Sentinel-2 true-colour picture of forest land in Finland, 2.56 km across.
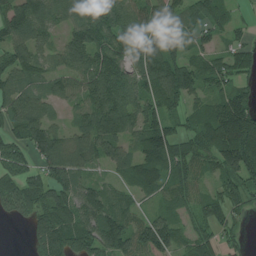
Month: July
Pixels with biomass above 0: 84%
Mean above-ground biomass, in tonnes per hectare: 87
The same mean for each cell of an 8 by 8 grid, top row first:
102 94 98 104 87 85 87 23
83 54 121 109 89 78 59 43
79 55 91 127 93 147 85 49
82 50 51 141 89 59 83 134
81 141 86 110 113 91 96 187
87 104 74 37 121 72 41 105
90 123 114 97 36 62 80 46
0 144 103 129 103 73 54 31
